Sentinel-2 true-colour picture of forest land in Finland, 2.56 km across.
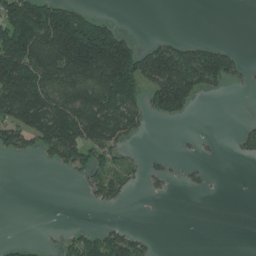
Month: July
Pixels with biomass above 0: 39%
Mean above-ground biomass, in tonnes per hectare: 76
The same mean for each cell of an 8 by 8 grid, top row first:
204 219 95 13 0 0 0 0
255 221 318 258 61 102 80 14
250 144 158 209 122 228 116 29
185 189 178 137 70 91 0 0
81 125 172 96 6 4 5 30
0 1 30 72 30 14 15 0
0 0 1 22 1 0 0 0
13 7 69 97 33 0 0 0
